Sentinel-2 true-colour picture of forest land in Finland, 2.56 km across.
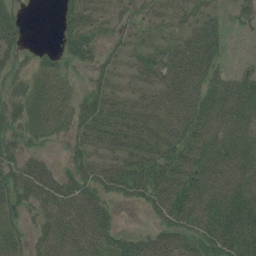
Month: July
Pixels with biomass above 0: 77%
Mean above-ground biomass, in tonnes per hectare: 37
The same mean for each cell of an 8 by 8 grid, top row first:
21 0 39 30 24 27 29 19
27 6 40 18 23 36 50 4
24 20 7 23 29 55 46 41
31 21 36 47 52 54 54 51
29 11 30 43 56 47 49 54
43 46 42 45 56 53 63 55
27 34 42 20 15 66 59 72
24 30 41 32 36 48 51 76
